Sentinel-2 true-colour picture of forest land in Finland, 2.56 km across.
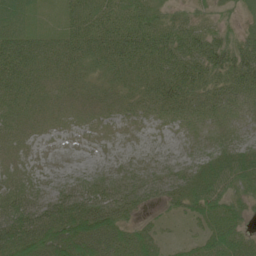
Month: June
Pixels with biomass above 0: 88%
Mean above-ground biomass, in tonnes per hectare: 41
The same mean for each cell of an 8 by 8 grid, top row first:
54 10 44 36 39 21 14 16
78 48 56 62 64 55 63 56
71 41 38 36 53 74 58 70
43 29 22 24 27 40 40 30
29 3 2 3 2 4 25 35
28 6 15 22 31 37 47 55
82 77 71 68 31 18 46 32
66 82 89 59 39 8 36 44
